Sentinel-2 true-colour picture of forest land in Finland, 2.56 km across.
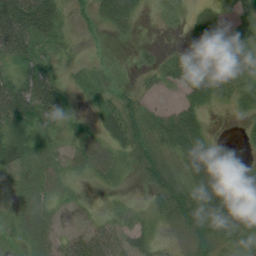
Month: August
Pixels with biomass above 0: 81%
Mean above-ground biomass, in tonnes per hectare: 31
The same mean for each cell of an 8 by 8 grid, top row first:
72 67 17 38 5 8 34 33
50 26 8 7 7 7 26 40
37 49 15 16 12 39 44 41
69 58 14 34 36 35 19 18
45 20 26 29 35 49 35 5
25 29 15 23 25 40 78 6
17 23 9 14 15 56 66 75
20 26 32 29 23 11 47 38
